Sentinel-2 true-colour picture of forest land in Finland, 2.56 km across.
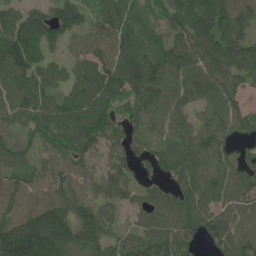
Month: June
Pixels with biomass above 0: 91%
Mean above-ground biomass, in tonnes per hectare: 110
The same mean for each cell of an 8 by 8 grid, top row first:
108 121 99 105 73 115 134 116
154 72 82 127 102 139 129 132
127 91 109 148 182 142 154 104
108 135 130 94 112 115 112 99
74 91 131 81 58 107 113 53
70 85 81 94 43 96 103 91
108 137 112 66 67 99 102 81
236 247 175 85 91 114 89 111
